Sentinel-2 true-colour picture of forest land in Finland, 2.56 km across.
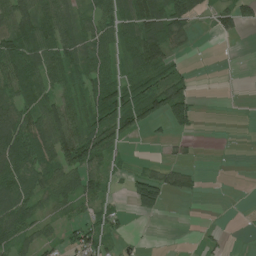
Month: July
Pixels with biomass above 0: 61%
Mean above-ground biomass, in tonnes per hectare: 49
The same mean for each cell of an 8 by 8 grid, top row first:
94 95 61 70 132 91 27 71
95 88 78 49 113 48 0 0
81 60 63 56 65 57 0 0
85 78 81 100 88 79 1 1
107 82 108 59 4 16 1 1
92 67 74 33 44 39 2 0
86 31 36 25 43 0 1 0
63 36 64 27 5 0 9 1
